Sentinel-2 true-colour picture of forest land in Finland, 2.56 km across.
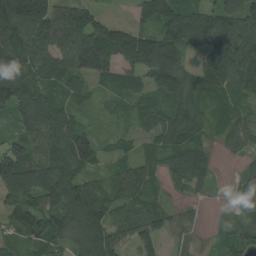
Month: August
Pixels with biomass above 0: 87%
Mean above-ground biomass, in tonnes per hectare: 87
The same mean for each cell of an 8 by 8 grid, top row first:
171 165 121 16 78 151 90 130
108 104 152 139 158 112 98 114
207 73 63 64 65 112 107 98
102 118 39 19 57 89 54 40
68 105 139 30 32 83 47 42
174 115 88 49 63 68 44 39
117 90 147 79 78 29 7 47
50 88 89 132 100 36 17 64
